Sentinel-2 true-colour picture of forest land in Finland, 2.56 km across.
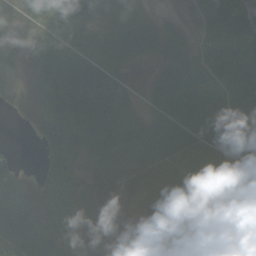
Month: September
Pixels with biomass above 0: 87%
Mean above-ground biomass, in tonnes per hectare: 51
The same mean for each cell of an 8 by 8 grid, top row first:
52 64 50 54 43 6 75 102
41 55 63 56 53 40 73 94
16 64 94 66 6 54 53 71
12 51 67 60 29 71 81 57
3 45 54 77 66 75 73 34
31 52 42 46 62 66 76 60
60 54 41 11 18 38 73 64
62 61 43 7 13 21 36 37
